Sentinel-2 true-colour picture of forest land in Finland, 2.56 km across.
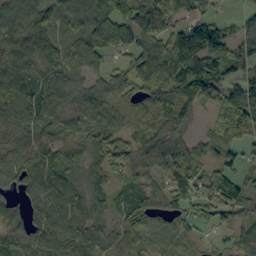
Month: September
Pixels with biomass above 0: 86%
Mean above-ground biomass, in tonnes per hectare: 78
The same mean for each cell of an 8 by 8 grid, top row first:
111 80 90 119 159 107 50 25
104 81 70 80 98 131 126 51
109 78 45 61 100 147 138 66
81 87 59 45 68 99 36 120
65 82 57 72 84 79 32 52
81 97 70 63 65 79 84 47
52 103 96 50 88 57 68 79
70 108 89 56 51 43 18 55
